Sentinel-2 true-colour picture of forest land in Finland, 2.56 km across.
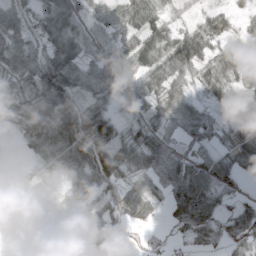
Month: March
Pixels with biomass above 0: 80%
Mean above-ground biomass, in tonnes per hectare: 45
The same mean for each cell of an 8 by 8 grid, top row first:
48 57 36 20 52 18 28 19
55 63 41 25 49 76 44 48
46 101 49 39 48 54 57 42
40 68 90 40 35 79 33 58
7 58 97 65 58 44 32 75
15 23 50 72 53 98 72 42
1 3 27 51 44 54 79 38
0 0 12 42 13 13 43 54
